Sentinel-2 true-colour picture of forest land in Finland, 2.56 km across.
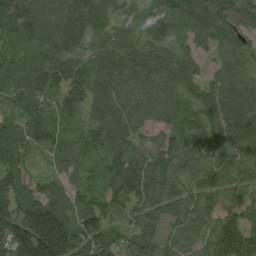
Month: August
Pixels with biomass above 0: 95%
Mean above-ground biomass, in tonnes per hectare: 109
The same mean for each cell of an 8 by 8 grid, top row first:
141 149 149 94 100 108 125 124
81 116 92 101 87 101 68 77
99 141 125 137 107 114 85 93
81 119 76 156 96 93 99 95
90 101 80 111 74 79 68 100
116 67 77 96 112 90 55 50
141 180 107 81 88 94 101 107
203 306 138 111 135 76 102 207
